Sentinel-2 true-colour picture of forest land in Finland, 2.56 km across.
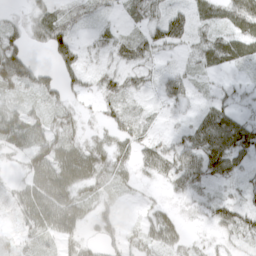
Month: April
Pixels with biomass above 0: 78%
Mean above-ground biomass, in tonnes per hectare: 37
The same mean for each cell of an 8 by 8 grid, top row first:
13 42 28 12 41 40 39 65
63 48 36 26 49 32 53 57
85 31 36 31 25 37 14 15
40 33 20 27 11 14 39 30
45 62 37 31 25 36 78 68
13 83 69 44 15 45 53 35
34 77 45 19 12 12 30 53
27 29 40 33 35 34 11 25
